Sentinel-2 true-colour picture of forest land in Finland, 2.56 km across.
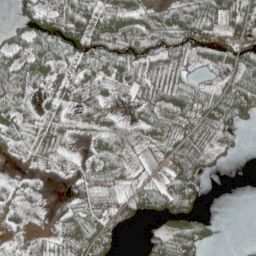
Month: May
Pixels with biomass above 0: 70%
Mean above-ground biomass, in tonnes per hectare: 34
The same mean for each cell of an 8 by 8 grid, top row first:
17 43 67 78 39 46 49 44
43 58 65 39 32 26 23 42
54 36 54 37 50 37 12 50
42 39 17 13 30 60 56 61
20 50 5 39 22 57 28 7
28 6 21 36 17 63 14 0
37 3 41 49 48 58 5 0
5 13 50 33 5 57 29 2
